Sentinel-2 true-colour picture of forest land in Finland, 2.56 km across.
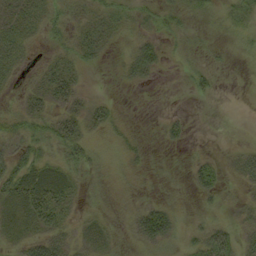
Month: September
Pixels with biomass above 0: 55%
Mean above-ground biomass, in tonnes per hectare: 16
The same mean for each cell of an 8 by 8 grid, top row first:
23 18 13 22 18 19 14 22
23 7 23 8 32 4 5 8
9 23 12 1 15 1 12 0
13 19 17 13 0 4 0 0
25 25 26 10 8 10 1 5
36 41 17 12 8 4 31 18
31 38 12 7 26 13 8 13
24 37 20 15 33 21 47 34
